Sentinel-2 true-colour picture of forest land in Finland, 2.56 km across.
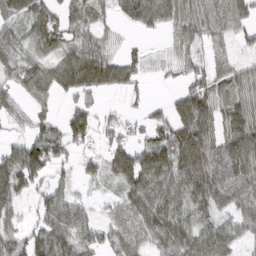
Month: March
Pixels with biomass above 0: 77%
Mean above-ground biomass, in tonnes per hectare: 59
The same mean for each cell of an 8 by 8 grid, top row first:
39 58 46 25 79 46 59 69
48 45 64 19 14 20 35 29
50 52 87 78 21 14 61 57
33 28 57 18 17 65 84 89
42 106 50 56 65 105 90 122
84 64 32 55 121 87 113 82
36 66 46 29 88 80 79 62
62 80 73 57 66 73 74 50
